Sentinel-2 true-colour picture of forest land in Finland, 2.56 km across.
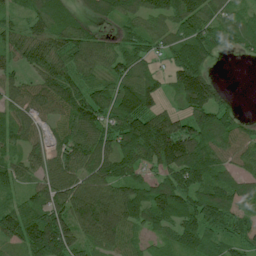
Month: July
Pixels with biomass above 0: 89%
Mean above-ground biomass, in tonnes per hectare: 91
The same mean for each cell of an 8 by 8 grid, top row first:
44 85 52 78 78 107 90 49
72 90 101 57 54 71 71 39
53 91 75 78 105 90 95 0
69 72 129 122 145 50 126 28
63 70 95 103 192 173 109 81
68 83 97 108 57 127 100 61
75 140 140 140 118 137 132 64
95 236 108 94 46 74 78 67
